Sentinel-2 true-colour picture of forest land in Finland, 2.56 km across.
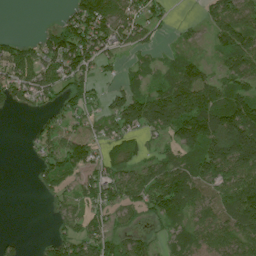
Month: July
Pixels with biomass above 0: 70%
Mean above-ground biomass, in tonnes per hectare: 67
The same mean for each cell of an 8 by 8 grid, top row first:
0 0 102 103 71 9 41 73
72 87 134 63 40 19 20 96
127 84 81 21 31 77 59 76
26 36 59 56 140 183 124 122
0 67 93 48 29 61 135 198
0 66 65 66 68 96 104 105
0 13 55 61 62 87 70 118
19 31 80 60 34 34 67 77
